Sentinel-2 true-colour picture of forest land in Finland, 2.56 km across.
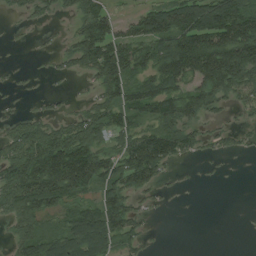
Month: August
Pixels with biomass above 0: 65%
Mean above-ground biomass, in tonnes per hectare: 74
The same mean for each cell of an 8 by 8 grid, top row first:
16 28 66 52 86 123 138 151
2 8 92 128 101 152 181 190
7 6 18 104 81 126 148 109
13 25 33 81 87 104 60 26
80 119 118 57 133 97 33 22
122 184 185 93 109 7 3 0
97 110 72 125 28 2 0 1
54 91 142 96 31 0 0 0
